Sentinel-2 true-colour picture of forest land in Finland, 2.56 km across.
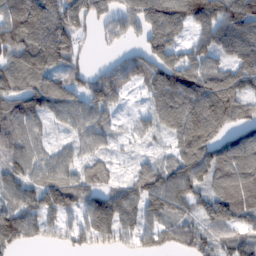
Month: February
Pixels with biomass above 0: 85%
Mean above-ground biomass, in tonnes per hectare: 101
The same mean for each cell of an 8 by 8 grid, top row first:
142 186 122 91 125 134 132 166
111 173 55 30 69 80 87 122
96 101 59 104 85 130 123 130
106 84 88 56 40 142 165 101
82 56 61 32 21 76 125 108
108 97 82 45 104 140 103 125
113 126 94 147 116 115 126 140
102 52 77 89 79 89 104 96
